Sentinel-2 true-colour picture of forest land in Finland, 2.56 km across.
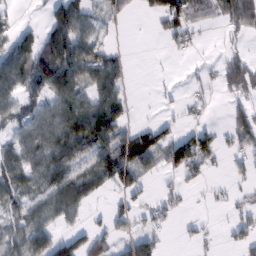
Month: February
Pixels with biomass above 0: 55%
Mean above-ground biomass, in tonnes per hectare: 47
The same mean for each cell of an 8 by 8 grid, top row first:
12 34 65 23 8 92 27 140
64 63 77 22 0 21 3 19
69 90 76 67 0 2 14 99
43 67 96 84 1 11 11 46
51 83 86 99 84 85 64 55
61 77 59 78 33 34 23 17
43 59 37 28 26 20 6 30
51 69 62 41 58 4 11 32
